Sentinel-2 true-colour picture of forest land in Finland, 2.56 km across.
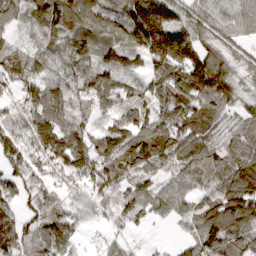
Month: March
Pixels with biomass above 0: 88%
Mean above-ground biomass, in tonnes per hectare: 84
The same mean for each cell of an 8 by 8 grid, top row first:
53 108 98 88 165 88 63 49
47 66 72 79 134 188 71 36
79 82 94 80 72 129 163 44
72 106 87 74 84 115 78 53
103 117 97 119 130 102 76 79
71 63 100 89 67 62 72 107
69 75 76 65 62 63 74 122
118 99 35 46 11 18 103 90
